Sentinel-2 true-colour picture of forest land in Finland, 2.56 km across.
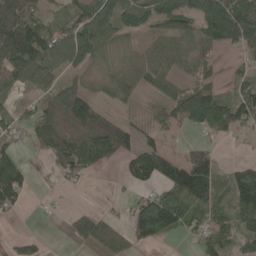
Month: May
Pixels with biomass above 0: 69%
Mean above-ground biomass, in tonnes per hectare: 67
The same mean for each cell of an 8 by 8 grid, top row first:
140 71 66 113 99 113 116 146
149 120 144 74 42 66 34 66
81 69 34 49 66 49 38 33
36 67 95 35 21 68 115 92
25 61 75 101 59 18 52 8
94 4 40 7 86 136 151 81
32 6 15 9 86 104 78 87
18 8 47 87 58 12 54 57
